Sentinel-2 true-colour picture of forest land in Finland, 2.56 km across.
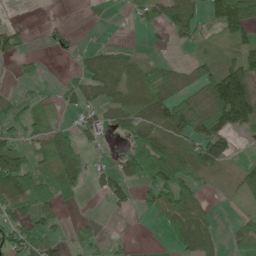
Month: June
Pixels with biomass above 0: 55%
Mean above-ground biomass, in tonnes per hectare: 41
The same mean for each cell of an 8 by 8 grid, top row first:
1 1 2 7 33 85 38 88
33 6 14 29 15 14 12 41
10 5 38 62 33 34 79 125
32 25 34 38 50 88 105 155
39 58 48 7 72 55 87 11
109 37 60 40 60 66 23 34
61 47 4 19 16 57 21 9
56 37 14 8 0 33 45 25
